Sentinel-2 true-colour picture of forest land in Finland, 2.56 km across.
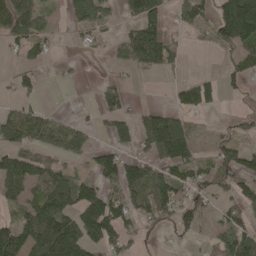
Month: May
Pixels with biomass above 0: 55%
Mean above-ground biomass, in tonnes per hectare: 71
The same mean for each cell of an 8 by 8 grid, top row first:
118 37 72 23 114 41 56 267
35 28 18 26 163 54 18 87
36 6 11 24 7 15 42 40
62 34 8 67 49 73 43 28
81 78 68 66 67 171 21 49
124 110 56 96 116 86 68 106
50 132 141 112 97 95 48 78
139 183 140 91 29 17 20 113
